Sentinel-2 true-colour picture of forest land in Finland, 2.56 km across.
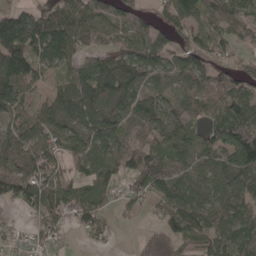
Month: May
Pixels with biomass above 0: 83%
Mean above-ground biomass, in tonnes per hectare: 77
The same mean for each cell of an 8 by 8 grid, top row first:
89 99 116 76 54 80 70 59
157 140 75 60 83 59 76 40
145 38 96 129 66 63 67 68
65 66 121 77 88 65 49 98
89 73 72 78 59 90 69 153
77 75 47 59 92 80 81 138
33 104 75 33 22 102 99 88
31 40 10 13 28 69 90 95
